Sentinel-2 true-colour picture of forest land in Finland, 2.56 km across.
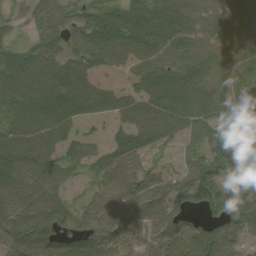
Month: August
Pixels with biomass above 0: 85%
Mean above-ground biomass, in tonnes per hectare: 77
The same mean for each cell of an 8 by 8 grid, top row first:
29 70 54 83 88 80 66 68
57 71 70 100 88 76 70 63
93 88 82 16 72 90 80 66
86 121 81 54 87 106 76 77
99 84 66 70 82 36 68 96
102 84 30 71 64 52 106 92
95 106 44 78 73 90 73 126
90 105 96 86 49 78 97 49
